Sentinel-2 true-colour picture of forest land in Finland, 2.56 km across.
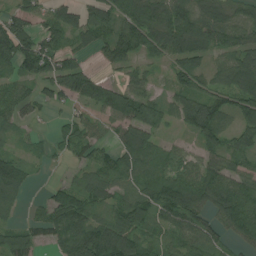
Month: July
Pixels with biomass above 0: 80%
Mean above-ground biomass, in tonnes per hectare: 68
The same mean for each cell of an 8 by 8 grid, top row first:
57 47 59 61 97 99 85 57
122 72 39 72 77 87 75 71
60 76 100 31 44 47 49 80
59 17 34 65 94 62 123 77
20 18 67 45 77 23 64 50
94 6 31 73 75 78 90 62
29 64 94 48 92 116 79 140
74 41 112 151 73 61 56 70
